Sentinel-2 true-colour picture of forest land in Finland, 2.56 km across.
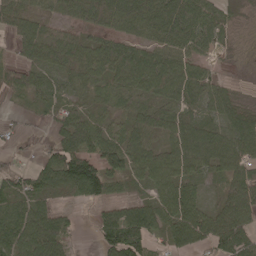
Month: May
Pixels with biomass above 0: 81%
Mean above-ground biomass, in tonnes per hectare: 67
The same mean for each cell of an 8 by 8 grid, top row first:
59 33 55 97 97 116 80 17
44 88 66 67 67 75 44 9
53 56 67 59 89 93 53 4
16 35 60 38 67 62 55 68
20 34 79 75 83 82 107 93
54 79 158 72 71 80 43 93
80 56 16 55 87 90 41 96
102 123 7 95 96 68 66 89
